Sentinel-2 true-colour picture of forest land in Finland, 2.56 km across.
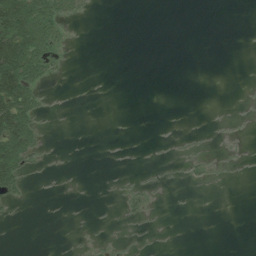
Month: July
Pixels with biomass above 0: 14%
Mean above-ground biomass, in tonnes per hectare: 13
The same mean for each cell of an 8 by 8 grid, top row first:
118 74 14 0 0 0 0 0
129 56 0 0 0 0 0 0
131 25 0 0 0 0 0 0
112 8 0 0 0 0 0 0
96 5 0 0 0 0 0 0
61 2 0 1 1 1 4 0
5 0 0 0 6 0 0 0
0 0 1 3 2 0 0 0
